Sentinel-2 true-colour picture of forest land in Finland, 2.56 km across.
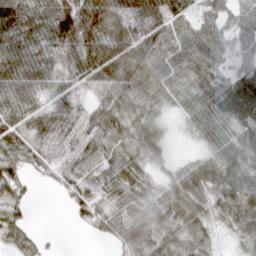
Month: March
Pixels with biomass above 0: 88%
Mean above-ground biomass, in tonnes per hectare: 55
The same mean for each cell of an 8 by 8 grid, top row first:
82 70 95 94 94 50 46 43
70 54 70 86 93 56 72 28
66 44 55 98 60 49 56 53
60 54 48 63 41 18 49 70
60 59 59 46 35 4 30 53
57 28 61 49 39 39 67 57
43 0 49 50 56 67 62 71
46 12 1 50 92 76 60 33
